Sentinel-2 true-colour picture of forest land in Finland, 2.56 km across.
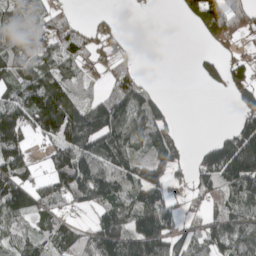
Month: May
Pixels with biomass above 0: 66%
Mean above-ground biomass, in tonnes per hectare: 94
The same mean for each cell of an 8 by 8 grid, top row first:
56 69 17 16 1 9 132 109
81 67 74 52 2 0 19 31
102 149 77 69 48 0 40 68
151 234 166 183 117 17 0 58
131 61 174 173 91 88 53 232
152 96 205 148 110 47 132 215
135 83 65 114 146 63 66 99
64 87 117 191 189 94 84 113
